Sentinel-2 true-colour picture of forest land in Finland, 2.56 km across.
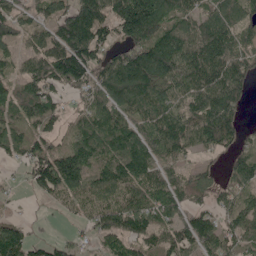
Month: May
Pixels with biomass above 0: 84%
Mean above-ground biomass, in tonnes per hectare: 98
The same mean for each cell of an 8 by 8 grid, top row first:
81 69 150 125 221 111 93 94
60 110 156 77 146 159 150 97
72 123 113 137 166 147 125 108
85 101 49 128 107 111 144 58
98 72 91 114 129 115 80 66
11 138 108 96 112 63 43 98
9 13 52 96 108 100 63 79
116 43 27 71 73 84 104 97
